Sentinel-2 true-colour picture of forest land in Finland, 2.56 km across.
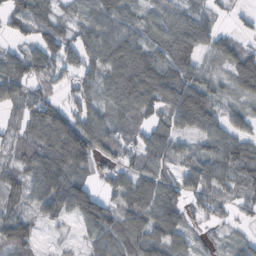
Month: October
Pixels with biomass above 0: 83%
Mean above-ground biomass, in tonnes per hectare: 63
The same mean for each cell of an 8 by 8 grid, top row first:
56 52 44 77 48 68 50 13
28 78 69 67 61 74 52 45
86 56 55 74 97 93 58 77
36 85 74 59 64 97 103 40
44 94 155 73 66 36 54 72
45 90 75 46 70 51 86 73
42 58 99 64 94 76 48 26
79 8 19 53 75 74 18 27
